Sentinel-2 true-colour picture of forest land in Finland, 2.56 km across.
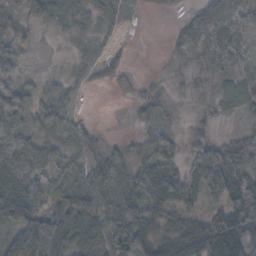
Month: November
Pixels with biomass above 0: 79%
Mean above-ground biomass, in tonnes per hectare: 44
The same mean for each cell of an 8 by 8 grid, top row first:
45 40 32 22 4 7 76 85
39 6 12 10 1 34 82 39
41 18 10 8 6 9 16 28
53 48 10 0 22 10 18 20
67 47 41 13 23 29 45 38
90 46 39 32 67 59 82 76
84 62 77 58 86 55 34 103
81 140 49 67 54 58 105 78
